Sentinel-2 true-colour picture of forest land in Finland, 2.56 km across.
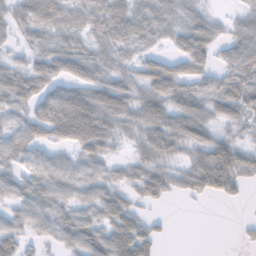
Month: November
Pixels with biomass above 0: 81%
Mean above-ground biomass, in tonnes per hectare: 47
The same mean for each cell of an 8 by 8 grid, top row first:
45 56 42 72 56 47 39 28
23 46 42 50 34 34 59 61
67 60 54 49 49 78 42 60
48 65 90 70 59 62 44 47
62 41 57 34 48 50 57 36
47 63 50 28 53 44 92 57
38 56 46 59 23 0 1 2
52 23 58 70 60 2 0 6
